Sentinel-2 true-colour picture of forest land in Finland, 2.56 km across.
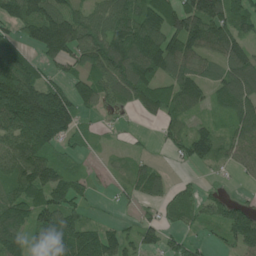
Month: June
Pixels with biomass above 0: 77%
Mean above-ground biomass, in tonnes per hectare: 90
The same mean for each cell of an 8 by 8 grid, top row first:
111 140 87 106 128 132 174 114
83 148 116 158 165 125 103 95
173 66 76 120 117 96 69 133
196 252 78 24 43 66 33 79
106 129 33 9 9 57 104 84
98 119 44 25 73 12 9 27
125 139 52 8 30 68 60 71
109 126 126 80 70 37 25 106
